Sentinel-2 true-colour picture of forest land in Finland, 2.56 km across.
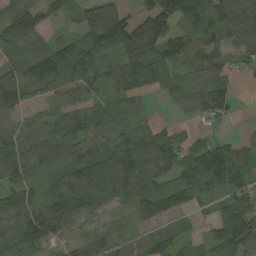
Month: August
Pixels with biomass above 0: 85%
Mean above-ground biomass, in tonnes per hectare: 79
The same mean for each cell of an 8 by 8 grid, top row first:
107 55 57 126 91 153 139 123
77 72 88 111 166 83 72 65
88 110 80 74 109 56 77 16
68 59 68 49 27 29 81 7
76 88 80 76 119 64 47 37
76 47 120 131 111 64 117 66
91 93 109 47 70 64 27 83
87 79 47 50 53 54 45 132
